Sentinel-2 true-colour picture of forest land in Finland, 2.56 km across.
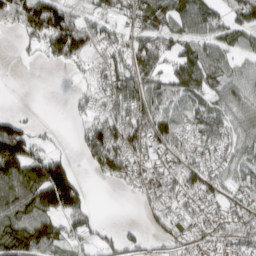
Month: March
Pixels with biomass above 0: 73%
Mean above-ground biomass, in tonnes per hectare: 70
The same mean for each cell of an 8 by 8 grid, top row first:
83 165 78 72 106 111 79 71
17 86 98 59 98 66 85 56
0 0 15 66 96 96 94 65
6 0 24 58 112 77 77 61
125 18 47 103 78 68 63 58
137 175 40 76 41 62 73 57
122 133 92 0 23 44 37 57
174 109 44 52 36 44 40 68
